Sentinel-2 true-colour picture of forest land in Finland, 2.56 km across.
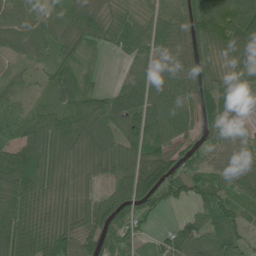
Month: June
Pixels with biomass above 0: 91%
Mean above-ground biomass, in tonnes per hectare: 70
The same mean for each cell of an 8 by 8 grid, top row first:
79 66 72 57 51 75 103 103
49 56 50 40 72 70 75 82
42 47 64 6 68 80 76 66
39 74 90 86 94 83 91 60
70 95 86 69 84 60 45 47
107 64 55 55 96 92 61 75
68 46 67 86 59 31 90 72
99 84 81 69 29 93 90 71
